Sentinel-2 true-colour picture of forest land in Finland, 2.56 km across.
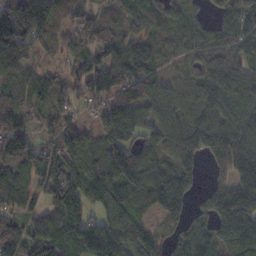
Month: November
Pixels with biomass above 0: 88%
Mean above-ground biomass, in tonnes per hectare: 110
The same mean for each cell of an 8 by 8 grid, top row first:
128 158 54 52 67 80 55 170
104 53 71 110 91 76 128 113
59 62 66 145 140 65 133 139
78 81 40 142 109 113 152 122
123 96 101 98 106 139 138 150
80 150 199 134 125 140 36 132
99 96 126 131 74 100 92 237
157 113 116 164 117 66 86 165
